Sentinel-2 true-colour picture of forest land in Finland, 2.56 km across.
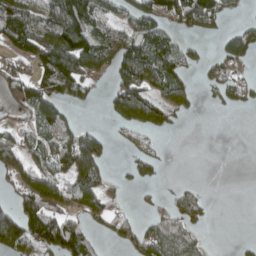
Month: April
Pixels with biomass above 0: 52%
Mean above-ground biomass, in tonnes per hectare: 67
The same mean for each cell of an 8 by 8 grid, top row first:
133 110 161 58 87 79 79 15
70 151 176 93 104 63 10 83
53 113 107 58 123 82 44 57
29 106 10 51 111 57 3 8
83 106 132 21 16 0 0 0
88 113 137 25 34 0 0 0
91 125 77 54 9 59 24 0
146 122 116 29 84 112 14 7
